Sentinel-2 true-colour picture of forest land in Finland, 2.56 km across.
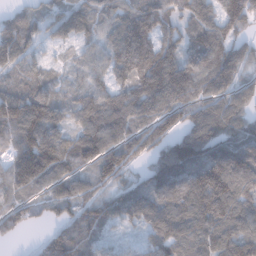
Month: January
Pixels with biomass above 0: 91%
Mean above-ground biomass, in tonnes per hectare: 107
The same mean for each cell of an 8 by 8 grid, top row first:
56 83 97 91 131 85 107 154
121 37 58 100 148 105 143 98
75 67 60 101 153 159 133 91
154 113 109 149 114 119 116 100
122 160 133 117 101 114 151 121
159 137 62 111 76 139 175 157
89 39 70 81 114 121 152 122
20 42 72 34 50 120 117 143
